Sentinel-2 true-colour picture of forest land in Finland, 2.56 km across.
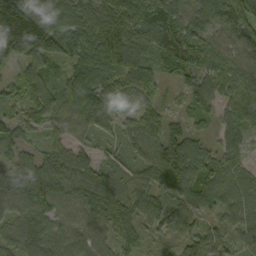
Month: September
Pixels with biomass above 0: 94%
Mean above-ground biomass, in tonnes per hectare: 81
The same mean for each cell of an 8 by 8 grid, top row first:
236 95 84 113 99 87 74 83
150 121 92 125 71 91 73 80
81 65 109 103 79 36 84 88
47 85 88 77 71 27 58 82
77 54 49 32 93 90 39 51
62 114 82 64 72 100 79 59
79 93 94 100 80 71 55 74
69 94 87 69 51 60 72 53
